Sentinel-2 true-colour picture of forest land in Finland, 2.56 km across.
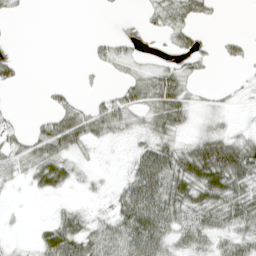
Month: April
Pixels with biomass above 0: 55%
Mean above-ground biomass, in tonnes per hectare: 29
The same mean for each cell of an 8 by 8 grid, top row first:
6 0 0 2 12 60 20 0
0 0 0 24 3 23 6 19
16 1 3 7 38 53 5 3
8 19 37 63 39 57 11 3
37 66 38 11 25 32 60 45
17 43 13 3 72 69 78 78
2 3 14 28 84 56 55 57
3 40 59 56 78 34 35 36
